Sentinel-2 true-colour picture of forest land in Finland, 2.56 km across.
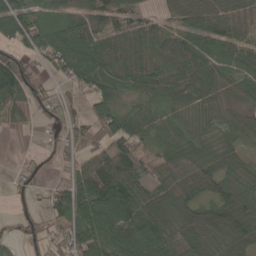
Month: May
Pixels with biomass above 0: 83%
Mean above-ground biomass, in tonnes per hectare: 64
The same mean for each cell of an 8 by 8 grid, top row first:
95 48 83 81 50 37 62 50
66 79 98 103 93 78 82 61
128 27 69 63 80 53 61 58
40 41 27 71 35 32 36 27
1 16 44 97 45 56 44 40
22 23 78 142 55 69 88 47
18 49 75 100 114 78 66 93
32 57 77 79 89 97 91 80
